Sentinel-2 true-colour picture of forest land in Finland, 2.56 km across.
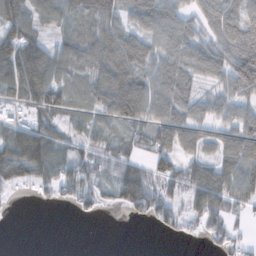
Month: November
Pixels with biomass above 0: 74%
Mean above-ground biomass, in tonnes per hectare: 66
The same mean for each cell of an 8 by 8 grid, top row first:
89 57 74 70 78 65 72 87
117 66 79 102 85 72 57 104
126 114 48 118 77 88 35 112
35 77 39 83 88 70 37 34
137 106 42 47 48 95 55 115
97 60 74 58 89 75 98 116
3 6 34 23 87 54 108 39
0 0 0 0 0 11 30 31
